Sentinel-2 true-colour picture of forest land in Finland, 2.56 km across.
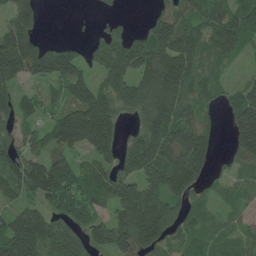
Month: June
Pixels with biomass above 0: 77%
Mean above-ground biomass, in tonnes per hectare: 118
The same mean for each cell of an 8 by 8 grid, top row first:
121 7 2 29 17 120 128 127
196 86 48 143 166 190 100 88
103 102 141 179 171 217 87 33
98 56 209 155 149 180 51 158
79 85 135 137 205 213 97 135
130 190 98 100 160 213 49 57
81 80 124 100 263 86 38 45
241 166 90 154 166 62 73 68
